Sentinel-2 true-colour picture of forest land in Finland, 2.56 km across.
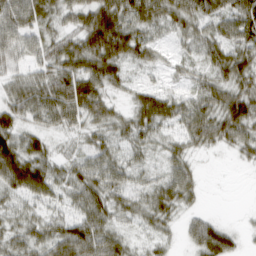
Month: March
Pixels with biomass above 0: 86%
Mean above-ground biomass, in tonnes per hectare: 46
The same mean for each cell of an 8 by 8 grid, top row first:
61 38 52 75 57 51 49 58
47 42 69 95 48 19 45 56
39 58 86 48 14 19 37 61
58 62 60 34 59 49 55 75
65 30 23 39 34 29 37 42
94 61 52 49 28 50 2 1
31 33 47 54 42 45 7 1
39 55 85 56 16 14 78 21
